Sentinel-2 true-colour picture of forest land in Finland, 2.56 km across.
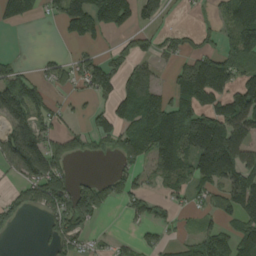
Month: August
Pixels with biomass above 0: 56%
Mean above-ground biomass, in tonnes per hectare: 91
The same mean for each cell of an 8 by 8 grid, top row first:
83 39 157 143 79 7 16 150
1 3 34 30 53 68 53 136
96 52 81 111 121 80 212 108
137 79 22 85 168 173 139 175
181 113 52 61 149 195 235 137
67 178 21 49 47 117 147 144
66 104 153 40 71 41 39 119
3 41 77 25 33 28 92 117
